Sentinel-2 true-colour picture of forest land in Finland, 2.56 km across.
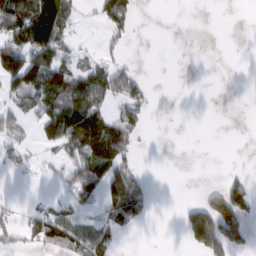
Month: February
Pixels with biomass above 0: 38%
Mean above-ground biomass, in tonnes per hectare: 41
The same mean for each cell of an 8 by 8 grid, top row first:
106 161 15 73 1 0 0 0
86 109 10 14 0 0 0 0
85 101 74 80 25 0 0 0
45 76 130 41 36 0 0 0
30 35 93 110 7 0 0 0
12 8 87 108 23 0 0 19
9 24 23 73 39 5 108 100
23 67 78 41 0 1 147 68
